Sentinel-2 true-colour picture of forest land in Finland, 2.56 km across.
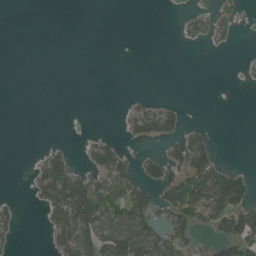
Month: June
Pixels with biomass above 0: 28%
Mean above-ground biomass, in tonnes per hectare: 31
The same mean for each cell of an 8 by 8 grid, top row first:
0 0 0 0 0 4 32 22
0 0 0 0 0 2 9 4
0 0 0 0 0 0 0 3
0 0 1 0 57 43 0 0
0 11 9 35 27 45 46 0
0 80 57 83 49 44 104 44
19 56 123 72 82 89 95 89
16 17 96 105 101 72 23 103
